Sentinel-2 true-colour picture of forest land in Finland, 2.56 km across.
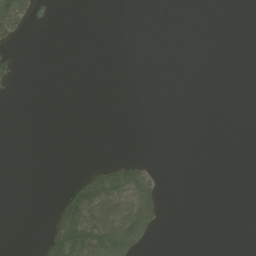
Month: August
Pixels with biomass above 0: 12%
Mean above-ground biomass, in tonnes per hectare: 16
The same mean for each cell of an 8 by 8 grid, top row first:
68 1 0 0 0 0 0 0
9 0 0 0 0 0 0 0
4 0 0 0 0 0 0 0
0 0 0 0 0 0 0 0
0 0 0 0 0 0 0 0
0 0 30 94 54 0 0 0
0 14 124 82 112 0 0 0
0 81 111 169 57 0 0 0
